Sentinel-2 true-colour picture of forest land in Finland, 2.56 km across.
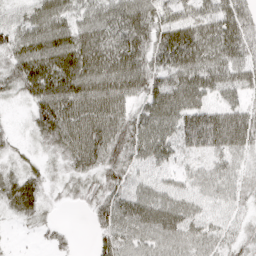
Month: April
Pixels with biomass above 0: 90%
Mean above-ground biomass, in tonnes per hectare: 59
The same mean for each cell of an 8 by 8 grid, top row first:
37 79 51 63 74 62 58 64
73 96 90 74 77 112 66 64
55 108 99 90 79 78 70 53
6 93 84 80 54 76 75 63
13 37 85 74 76 60 77 64
36 21 42 52 51 39 44 36
40 15 11 70 80 68 43 25
3 15 3 65 58 61 54 28
